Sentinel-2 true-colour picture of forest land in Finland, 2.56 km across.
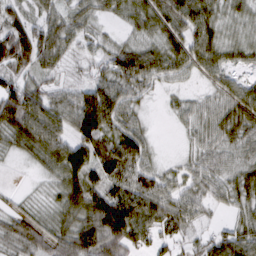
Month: March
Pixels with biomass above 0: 87%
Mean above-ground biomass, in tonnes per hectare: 50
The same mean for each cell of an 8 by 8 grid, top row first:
37 40 40 24 54 70 53 31
97 73 28 33 41 53 63 35
46 31 25 62 61 28 28 24
73 70 96 85 21 21 35 63
37 67 70 58 55 5 35 44
1 23 71 77 68 31 48 45
20 27 69 104 87 66 32 35
54 41 91 93 57 42 36 69
